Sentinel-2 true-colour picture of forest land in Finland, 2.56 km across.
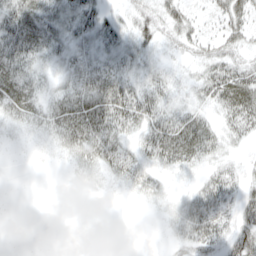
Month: April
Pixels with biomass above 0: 68%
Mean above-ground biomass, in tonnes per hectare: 25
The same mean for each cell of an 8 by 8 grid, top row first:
58 43 41 13 26 30 11 31
63 35 22 24 23 17 20 25
44 15 34 41 19 11 40 52
28 30 50 61 46 24 17 54
2 8 38 39 28 65 39 12
0 0 8 17 24 8 21 20
0 0 0 0 3 16 46 35
0 0 0 0 0 17 47 46
